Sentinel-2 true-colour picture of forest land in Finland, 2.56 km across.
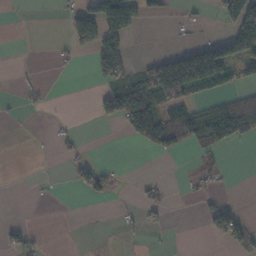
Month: November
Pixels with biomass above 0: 26%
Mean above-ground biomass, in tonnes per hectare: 35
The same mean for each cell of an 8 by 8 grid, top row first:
0 0 52 126 44 7 5 175
0 1 24 74 0 23 102 112
4 3 0 42 104 275 154 33
3 3 0 85 123 67 60 92
0 2 12 0 41 52 74 27
0 2 35 19 4 0 19 0
0 0 0 3 24 1 22 16
24 3 0 1 5 0 9 46
